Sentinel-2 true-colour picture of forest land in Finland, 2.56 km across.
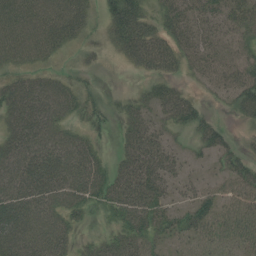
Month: July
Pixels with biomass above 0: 81%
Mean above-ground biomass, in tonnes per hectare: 44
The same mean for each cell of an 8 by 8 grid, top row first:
63 73 59 51 55 48 37 51
58 54 28 33 80 50 42 44
42 41 22 2 20 27 32 58
64 63 32 16 34 53 17 37
62 66 47 8 64 17 34 23
67 73 60 45 75 29 14 50
67 56 35 30 57 29 47 65
62 61 18 28 41 24 42 53
